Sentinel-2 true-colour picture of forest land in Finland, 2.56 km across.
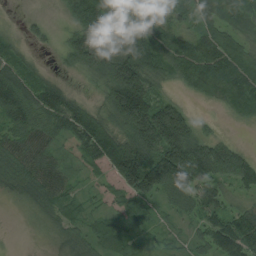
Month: August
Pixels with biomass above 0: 88%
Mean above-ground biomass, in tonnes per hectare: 91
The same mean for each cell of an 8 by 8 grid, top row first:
2 11 127 139 88 55 78 105
48 13 173 174 152 100 125 74
99 49 25 163 185 58 137 139
99 89 95 113 232 153 7 63
91 62 68 137 221 229 121 33
83 91 25 61 200 217 139 135
8 52 29 27 51 45 87 59
1 18 61 58 22 18 73 161
